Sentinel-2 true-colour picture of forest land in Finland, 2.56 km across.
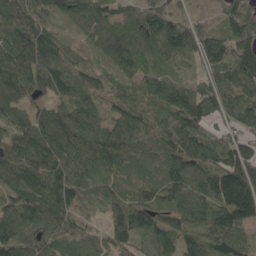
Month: May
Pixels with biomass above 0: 95%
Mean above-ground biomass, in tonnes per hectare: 113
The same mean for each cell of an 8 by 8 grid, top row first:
140 96 84 100 115 80 31 148
135 126 49 96 97 140 115 130
127 136 82 85 114 76 83 149
80 72 102 74 111 148 158 177
116 138 112 127 94 139 146 129
122 140 110 93 66 120 150 228
114 114 79 69 94 112 139 266
126 92 65 81 100 93 122 94
